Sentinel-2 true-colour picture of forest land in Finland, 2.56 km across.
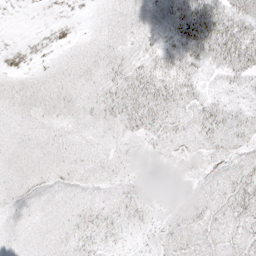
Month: May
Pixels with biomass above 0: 87%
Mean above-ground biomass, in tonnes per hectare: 16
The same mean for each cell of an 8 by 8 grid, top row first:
0 0 2 9 12 21 52 46
0 1 7 12 14 20 47 57
7 9 11 18 33 33 12 22
9 11 12 21 38 23 26 18
10 10 9 11 13 16 19 16
10 10 10 10 10 5 12 28
10 9 12 13 13 9 19 25
9 9 14 9 5 13 15 13
